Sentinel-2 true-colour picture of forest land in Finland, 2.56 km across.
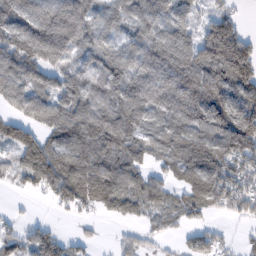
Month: February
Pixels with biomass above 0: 82%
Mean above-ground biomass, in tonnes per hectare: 100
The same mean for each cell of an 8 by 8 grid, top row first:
136 150 199 94 114 99 54 32
158 207 110 92 112 135 143 161
124 100 116 112 105 119 122 134
66 120 130 118 120 132 145 160
112 89 158 111 67 102 129 141
45 112 156 145 71 55 133 104
7 10 51 72 73 75 69 65
63 79 29 11 37 20 64 14
